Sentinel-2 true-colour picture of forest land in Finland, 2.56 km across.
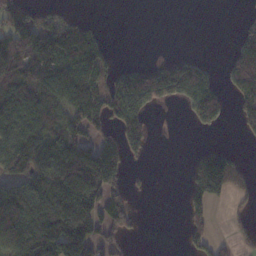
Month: November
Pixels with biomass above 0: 51%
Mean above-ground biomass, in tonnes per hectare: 82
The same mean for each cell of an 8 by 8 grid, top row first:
112 66 20 0 0 0 0 10
152 141 151 19 0 2 0 80
119 109 121 78 112 156 69 104
111 124 119 121 81 3 106 57
122 128 140 86 75 0 30 9
101 149 193 135 4 0 282 63
129 154 171 138 3 0 84 17
147 183 188 61 4 1 93 24
